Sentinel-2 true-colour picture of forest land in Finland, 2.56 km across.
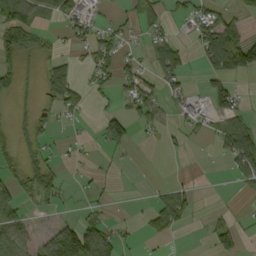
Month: September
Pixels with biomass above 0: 41%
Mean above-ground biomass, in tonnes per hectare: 36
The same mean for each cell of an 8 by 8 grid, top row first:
74 33 62 12 38 23 48 30
74 24 24 44 24 47 94 140
39 51 24 36 55 49 52 35
14 15 32 27 53 30 41 40
35 19 14 55 6 9 8 111
38 46 9 8 1 2 0 48
32 9 8 8 10 72 4 4
53 46 144 52 15 7 21 26
